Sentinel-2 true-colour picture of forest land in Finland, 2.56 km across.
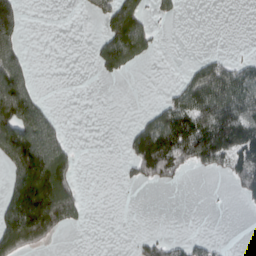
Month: March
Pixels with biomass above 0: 36%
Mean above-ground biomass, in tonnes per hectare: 67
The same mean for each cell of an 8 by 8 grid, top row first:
111 0 4 124 79 22 0 0
87 0 0 141 85 0 3 1
161 0 0 19 0 16 137 107
204 61 0 0 18 118 133 116
225 175 6 0 150 142 183 153
143 252 26 0 67 47 17 107
197 238 68 0 0 0 1 7
159 58 0 0 42 31 32 0
